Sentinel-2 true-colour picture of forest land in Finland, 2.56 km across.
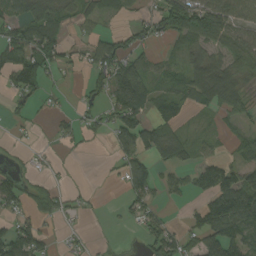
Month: September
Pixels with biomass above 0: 56%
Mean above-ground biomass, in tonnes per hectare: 52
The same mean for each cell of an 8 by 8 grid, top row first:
58 87 44 24 31 125 137 80
117 105 26 92 40 33 69 76
42 38 8 101 84 42 106 54
27 11 23 58 70 44 26 34
10 7 16 33 91 93 20 31
38 19 0 9 73 26 70 60
46 55 19 3 50 4 79 125
108 34 21 3 46 67 84 87
